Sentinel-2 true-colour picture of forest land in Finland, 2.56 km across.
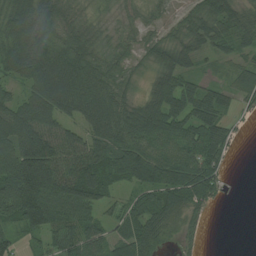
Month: August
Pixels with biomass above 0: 84%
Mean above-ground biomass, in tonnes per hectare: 69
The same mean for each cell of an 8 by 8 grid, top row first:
93 78 47 30 32 31 60 56
105 94 89 37 32 48 40 41
49 108 107 52 20 77 24 62
79 89 83 81 107 96 81 23
108 125 70 83 80 76 101 13
157 162 133 90 92 90 99 1
121 102 94 35 73 69 43 0
40 48 76 51 84 32 9 0
